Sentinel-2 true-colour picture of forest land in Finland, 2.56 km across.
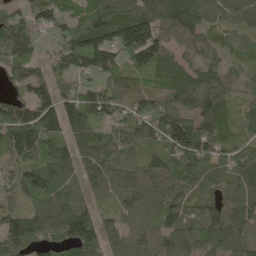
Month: May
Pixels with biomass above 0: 92%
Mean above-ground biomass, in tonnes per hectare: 96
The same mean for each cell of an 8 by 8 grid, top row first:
50 37 79 121 121 112 74 92
101 26 147 161 216 55 60 40
70 82 53 69 79 102 88 31
129 122 124 78 97 132 121 49
182 134 81 102 82 154 123 77
87 132 78 92 98 106 91 92
56 132 116 48 98 88 87 130
109 78 133 75 94 111 91 96
